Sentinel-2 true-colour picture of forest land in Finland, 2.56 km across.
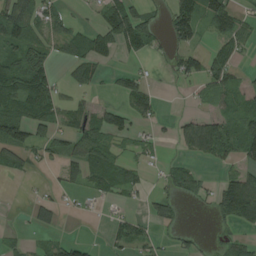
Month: August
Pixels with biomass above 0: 50%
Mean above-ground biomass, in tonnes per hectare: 41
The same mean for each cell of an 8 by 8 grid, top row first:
103 53 7 87 43 86 76 40
62 38 52 44 50 44 22 34
90 63 40 23 32 19 53 25
69 62 38 48 41 5 25 53
72 45 55 44 24 25 97 76
18 6 46 70 18 43 11 66
0 37 7 9 18 31 15 112
12 15 18 27 40 13 5 26
